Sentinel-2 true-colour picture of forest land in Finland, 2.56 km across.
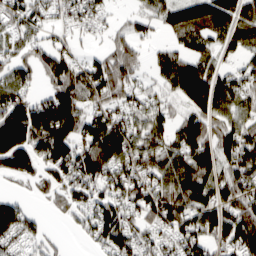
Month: March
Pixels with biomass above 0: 79%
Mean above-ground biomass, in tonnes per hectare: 88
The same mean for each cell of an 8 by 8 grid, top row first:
82 59 81 25 48 90 114 71
52 61 23 59 31 56 63 73
77 56 104 133 31 137 111 74
154 122 111 83 75 48 106 70
186 162 110 138 93 85 107 127
74 69 124 92 103 110 108 111
73 18 72 112 109 118 103 128
63 33 19 120 70 87 91 146
